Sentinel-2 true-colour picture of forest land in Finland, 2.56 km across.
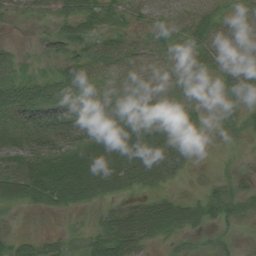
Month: August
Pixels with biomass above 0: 81%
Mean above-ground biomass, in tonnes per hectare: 30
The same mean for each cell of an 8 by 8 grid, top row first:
15 17 52 28 21 19 31 19
11 23 29 28 18 20 32 34
34 28 43 14 17 16 6 44
31 46 41 23 25 37 14 20
36 54 46 38 49 54 8 7
53 57 58 56 41 18 12 15
20 27 22 26 48 50 34 27
29 26 16 65 57 22 14 6
